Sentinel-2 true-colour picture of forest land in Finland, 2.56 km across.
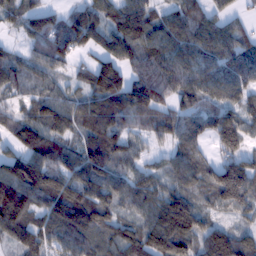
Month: February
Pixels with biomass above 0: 89%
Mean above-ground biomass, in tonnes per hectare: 97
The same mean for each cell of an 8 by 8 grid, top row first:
67 77 77 79 99 80 73 42
31 98 77 94 98 98 100 90
68 56 58 149 109 111 94 99
56 132 92 117 111 93 89 110
74 112 76 113 58 79 57 116
145 131 117 100 85 77 98 177
150 102 145 89 90 150 59 92
81 90 119 114 120 172 133 101
